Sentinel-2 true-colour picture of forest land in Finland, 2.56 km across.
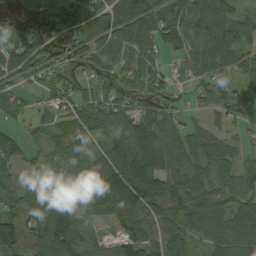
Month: September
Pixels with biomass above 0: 85%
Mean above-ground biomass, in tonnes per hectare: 84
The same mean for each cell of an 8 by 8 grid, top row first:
46 71 98 104 108 87 90 50
141 67 89 96 81 57 79 79
55 46 55 60 71 34 67 53
47 42 88 95 90 52 40 51
55 45 89 94 109 74 95 39
52 72 97 176 186 105 101 101
58 122 106 156 119 114 118 105
103 119 84 46 96 63 76 96
